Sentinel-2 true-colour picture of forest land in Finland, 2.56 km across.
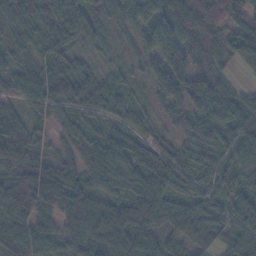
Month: November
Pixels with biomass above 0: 94%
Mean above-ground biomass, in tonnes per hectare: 67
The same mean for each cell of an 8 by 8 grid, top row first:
48 57 61 37 108 147 94 70
34 63 38 17 43 110 74 79
47 92 77 36 23 91 71 15
37 61 51 38 37 41 89 78
106 39 54 51 51 43 72 66
119 117 72 63 61 82 53 50
124 88 80 71 76 70 60 74
78 55 77 98 68 54 65 63
